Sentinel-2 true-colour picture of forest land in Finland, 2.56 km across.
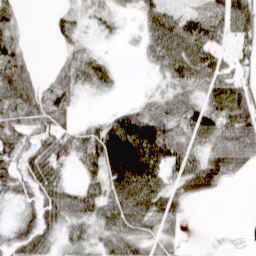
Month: March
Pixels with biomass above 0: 73%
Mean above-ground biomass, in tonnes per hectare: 40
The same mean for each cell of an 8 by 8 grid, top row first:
29 9 22 23 34 40 44 57
47 2 29 4 27 84 57 22
86 28 44 22 2 41 55 29
53 63 11 18 38 41 45 62
59 57 43 81 92 53 44 60
55 60 19 63 86 48 69 15
20 66 47 64 69 32 0 0
51 38 29 41 34 13 1 2
